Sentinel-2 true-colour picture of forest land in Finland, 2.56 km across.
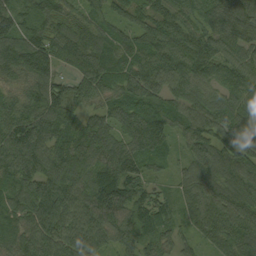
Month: September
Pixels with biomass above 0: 98%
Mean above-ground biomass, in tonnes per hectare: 102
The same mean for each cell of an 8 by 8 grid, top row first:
107 104 78 80 89 83 104 117
129 135 149 107 111 110 90 89
70 117 106 99 113 92 86 102
96 150 88 101 119 86 94 85
144 110 123 109 123 53 93 102
113 110 105 141 98 47 102 106
107 129 93 135 119 68 106 106
84 107 99 73 89 55 67 111
